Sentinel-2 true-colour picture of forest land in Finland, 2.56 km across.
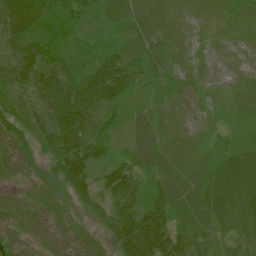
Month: July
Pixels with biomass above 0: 99%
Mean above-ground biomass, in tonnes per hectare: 55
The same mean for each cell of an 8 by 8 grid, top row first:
86 73 46 50 51 29 26 39
62 66 42 46 53 29 28 34
65 74 79 97 46 44 35 37
51 70 100 50 33 31 28 31
57 53 88 45 54 24 22 37
44 31 74 69 52 49 70 108
59 63 35 57 74 58 75 84
54 63 63 53 112 83 47 53
